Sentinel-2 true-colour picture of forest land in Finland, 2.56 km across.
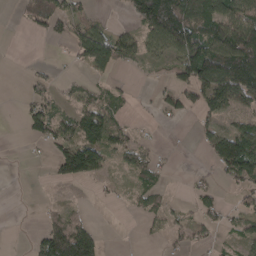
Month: April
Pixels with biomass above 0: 49%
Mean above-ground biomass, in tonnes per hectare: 50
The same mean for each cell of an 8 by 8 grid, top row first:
6 70 34 6 149 186 108 102
1 2 73 114 62 102 133 147
0 26 17 22 5 54 131 136
3 72 69 57 4 40 60 50
0 44 108 75 20 2 67 142
0 9 90 19 45 3 11 78
0 15 12 3 31 16 33 33
0 85 120 0 10 19 18 32
